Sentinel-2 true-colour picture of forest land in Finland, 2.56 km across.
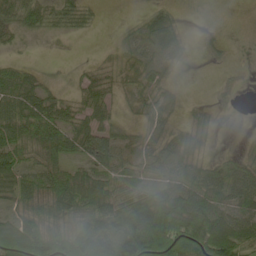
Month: May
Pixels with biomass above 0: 70%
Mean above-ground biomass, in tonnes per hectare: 49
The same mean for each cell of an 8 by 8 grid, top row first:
43 35 32 0 17 16 0 0
13 2 1 11 39 30 6 0
53 10 19 32 49 12 0 3
73 71 41 24 34 16 14 4
68 75 61 58 30 39 17 5
61 65 60 51 33 42 52 54
35 56 66 82 105 105 85 53
114 101 127 147 175 157 143 84
